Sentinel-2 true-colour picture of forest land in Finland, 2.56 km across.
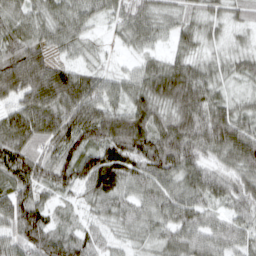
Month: March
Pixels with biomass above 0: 96%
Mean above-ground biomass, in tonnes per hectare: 68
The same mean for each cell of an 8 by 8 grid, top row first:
59 56 54 39 60 41 42 33
84 61 35 16 38 36 25 26
126 125 84 43 66 99 59 36
81 103 103 77 79 73 89 56
93 78 65 98 90 104 87 110
103 77 80 91 76 72 66 70
95 55 32 60 60 75 50 56
68 97 64 34 34 65 71 56
